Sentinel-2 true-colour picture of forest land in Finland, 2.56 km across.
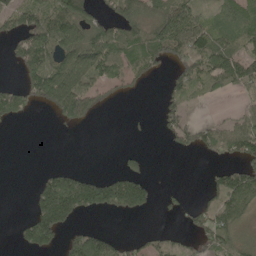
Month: May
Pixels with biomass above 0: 50%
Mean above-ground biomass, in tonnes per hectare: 67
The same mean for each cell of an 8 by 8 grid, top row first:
80 98 102 65 80 133 41 74
64 125 129 115 85 115 104 73
28 168 117 65 28 66 103 112
86 39 105 9 2 59 4 34
0 0 0 0 1 33 67 120
0 58 77 57 54 0 27 129
0 180 142 102 76 24 65 120
19 108 90 57 36 32 68 57
